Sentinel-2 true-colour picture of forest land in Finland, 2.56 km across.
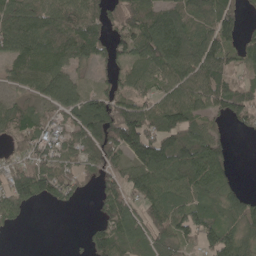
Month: May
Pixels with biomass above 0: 77%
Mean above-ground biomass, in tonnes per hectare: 83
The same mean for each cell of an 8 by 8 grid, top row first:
105 105 109 73 123 114 120 66
92 115 105 60 120 168 148 72
48 105 39 37 76 109 131 50
64 48 101 114 112 134 68 79
58 64 75 112 155 131 95 0
90 104 40 71 115 113 106 8
70 15 9 102 85 92 76 100
2 0 9 107 72 85 68 95
